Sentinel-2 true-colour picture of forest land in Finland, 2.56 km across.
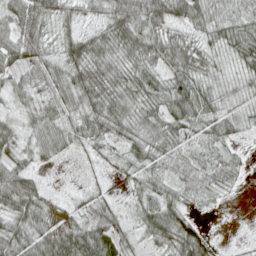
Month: April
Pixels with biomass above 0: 91%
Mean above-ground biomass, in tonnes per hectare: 43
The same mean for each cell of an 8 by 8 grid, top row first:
56 50 35 51 74 42 46 44
61 33 54 46 60 57 34 55
37 48 57 53 52 52 33 27
26 40 49 59 45 62 45 26
44 55 38 33 49 47 41 20
63 8 7 13 39 40 48 23
70 36 20 35 46 47 15 1
69 72 72 68 35 64 23 4
